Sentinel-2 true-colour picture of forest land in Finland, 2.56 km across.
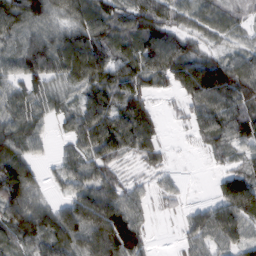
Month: February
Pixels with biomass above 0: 85%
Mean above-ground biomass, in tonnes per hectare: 70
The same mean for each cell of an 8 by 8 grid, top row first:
102 68 81 79 88 59 72 41
71 78 112 66 89 88 35 46
55 64 76 85 72 67 133 110
78 51 70 96 75 9 98 81
94 28 64 95 75 4 46 65
125 24 76 49 18 16 5 72
106 56 103 118 46 15 51 107
75 95 101 134 49 10 72 64
